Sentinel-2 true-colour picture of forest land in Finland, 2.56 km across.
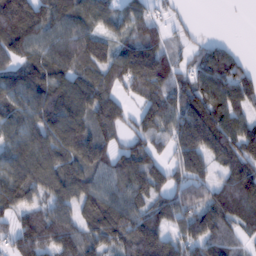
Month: February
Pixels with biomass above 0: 85%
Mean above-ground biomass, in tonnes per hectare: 102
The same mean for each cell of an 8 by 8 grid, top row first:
215 117 99 76 63 19 0 1
127 112 128 74 102 40 51 12
123 136 103 86 160 95 109 99
100 142 116 99 79 115 111 75
101 139 146 68 77 98 131 122
122 118 109 90 134 69 68 131
98 89 102 151 102 124 127 114
103 126 118 121 194 88 117 44
